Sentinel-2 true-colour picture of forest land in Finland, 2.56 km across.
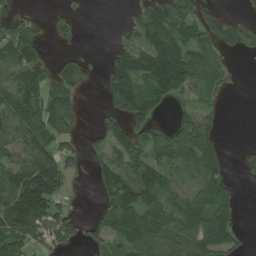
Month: July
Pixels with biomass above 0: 61%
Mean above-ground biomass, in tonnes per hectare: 69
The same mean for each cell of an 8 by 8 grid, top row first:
24 19 8 0 94 126 54 16
112 18 11 25 101 148 65 57
75 65 61 91 108 161 69 9
106 123 47 45 84 26 48 0
84 95 34 73 68 97 71 3
96 141 15 86 107 59 91 7
156 124 10 94 93 67 90 27
88 48 38 85 115 92 118 26
